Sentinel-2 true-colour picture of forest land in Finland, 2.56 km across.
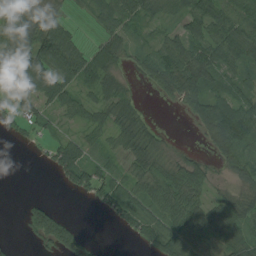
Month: August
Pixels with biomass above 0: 71%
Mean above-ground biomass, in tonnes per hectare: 50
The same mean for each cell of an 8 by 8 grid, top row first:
93 46 10 71 53 37 79 70
132 119 44 42 25 65 73 79
91 104 54 44 21 78 60 35
39 33 42 58 22 8 97 94
5 22 55 36 56 5 28 74
0 4 79 51 53 57 35 31
1 60 0 53 51 74 49 48
6 77 49 0 30 87 64 49
